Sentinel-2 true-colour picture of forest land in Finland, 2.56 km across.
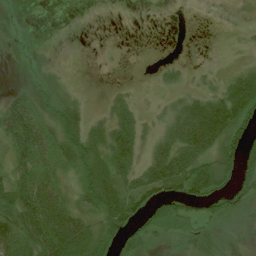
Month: July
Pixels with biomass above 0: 63%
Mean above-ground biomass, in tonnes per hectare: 32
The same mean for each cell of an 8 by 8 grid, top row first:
7 0 0 0 0 0 0 1
10 4 0 1 0 1 0 6
3 13 3 2 2 12 8 41
64 23 35 26 11 36 73 70
63 42 51 50 25 62 65 63
43 33 30 51 47 89 76 53
71 74 31 66 45 42 28 30
52 68 75 47 33 21 31 10
